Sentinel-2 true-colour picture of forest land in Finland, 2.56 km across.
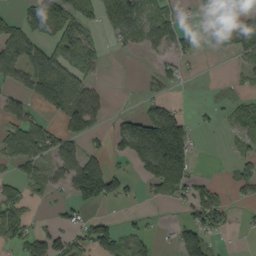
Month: September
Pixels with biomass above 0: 50%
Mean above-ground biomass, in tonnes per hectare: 56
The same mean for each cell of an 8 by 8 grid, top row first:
33 113 78 97 85 39 64 129
87 70 164 25 36 57 35 83
55 73 53 1 14 33 1 17
46 23 82 16 55 66 18 51
73 74 38 42 205 143 3 33
39 29 123 81 58 131 10 48
60 6 44 9 5 12 108 12
55 81 53 63 33 42 58 3
